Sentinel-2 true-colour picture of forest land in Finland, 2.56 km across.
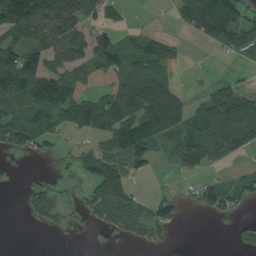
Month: August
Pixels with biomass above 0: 56%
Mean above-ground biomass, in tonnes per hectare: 58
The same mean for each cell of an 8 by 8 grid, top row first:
168 130 86 24 0 33 160 85
93 77 71 77 66 27 15 79
142 124 51 35 90 21 13 17
64 93 86 99 123 88 82 134
69 31 16 82 120 72 98 102
1 12 31 88 21 16 22 32
2 68 30 96 45 48 49 27
0 0 1 9 44 12 0 24
